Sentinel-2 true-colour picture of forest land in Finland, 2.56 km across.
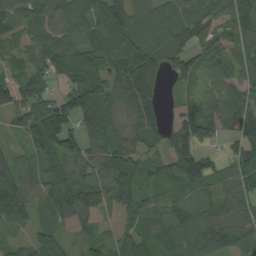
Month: August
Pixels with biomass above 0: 89%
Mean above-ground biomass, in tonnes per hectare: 93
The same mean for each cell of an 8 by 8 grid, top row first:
92 123 97 126 107 89 84 106
71 111 107 100 144 123 88 62
65 63 108 91 148 55 51 70
85 146 144 90 129 31 66 119
25 142 108 85 72 83 62 86
100 97 105 112 62 94 101 78
115 97 187 85 76 89 78 84
35 83 48 63 83 116 110 77
